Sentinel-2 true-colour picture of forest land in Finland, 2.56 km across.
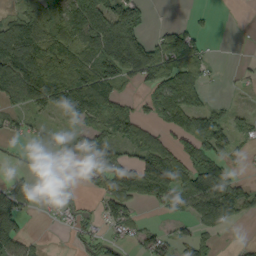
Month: September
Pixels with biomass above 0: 59%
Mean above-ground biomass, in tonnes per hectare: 63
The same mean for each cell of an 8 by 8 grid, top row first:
55 74 132 119 48 1 3 0
155 127 108 161 97 115 26 0
122 153 123 91 61 121 28 8
37 40 77 75 26 117 63 21
13 23 74 76 81 37 72 28
21 8 20 84 120 94 132 29
101 6 25 60 17 39 131 76
87 3 29 31 39 47 26 8
